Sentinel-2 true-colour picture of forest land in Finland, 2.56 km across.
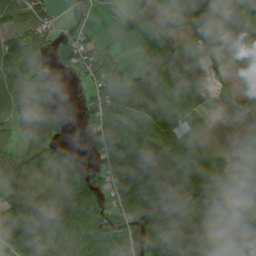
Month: July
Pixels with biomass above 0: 79%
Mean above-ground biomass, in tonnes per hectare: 61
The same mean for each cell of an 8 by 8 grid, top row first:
54 50 42 5 19 38 84 43
103 51 39 17 16 20 26 32
56 52 15 97 43 37 29 25
40 78 16 98 89 58 21 38
34 52 5 118 129 96 31 24
25 38 71 116 190 110 103 65
66 61 115 63 110 116 76 68
111 59 73 121 102 68 33 9
